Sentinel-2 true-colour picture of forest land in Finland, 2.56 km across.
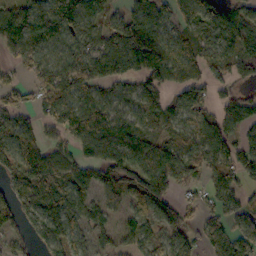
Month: October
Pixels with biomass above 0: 81%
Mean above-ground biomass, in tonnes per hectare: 83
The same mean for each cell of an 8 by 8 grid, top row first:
93 131 104 68 101 56 86 90
73 79 77 92 153 85 64 92
36 87 107 92 100 74 75 70
75 65 100 79 72 66 65 117
94 57 77 125 103 60 103 80
82 106 81 95 125 90 64 90
69 97 76 51 97 73 56 94
41 82 57 52 67 74 79 98
